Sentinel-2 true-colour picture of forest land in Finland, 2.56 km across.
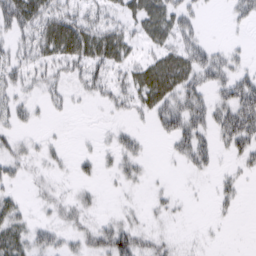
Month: March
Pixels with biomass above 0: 56%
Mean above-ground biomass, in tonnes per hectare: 26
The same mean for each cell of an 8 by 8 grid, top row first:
54 48 38 24 53 42 4 22
23 43 56 55 21 39 25 9
27 25 27 30 50 59 33 36
27 11 3 12 23 49 38 58
21 11 3 20 12 26 26 40
20 13 13 16 15 3 10 18
27 16 24 5 10 10 4 11
50 29 28 62 31 11 5 0
